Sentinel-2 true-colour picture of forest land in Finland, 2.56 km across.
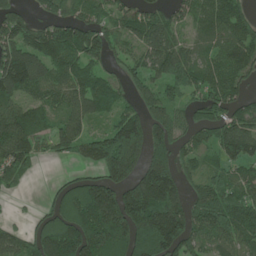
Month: June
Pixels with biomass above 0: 78%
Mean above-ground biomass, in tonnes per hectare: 110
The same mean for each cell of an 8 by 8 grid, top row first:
70 50 66 71 95 61 86 86
130 148 153 81 102 116 62 116
183 138 119 63 75 113 107 88
135 81 100 71 72 64 91 84
172 65 97 184 160 79 70 145
79 5 50 141 151 116 81 64
4 73 181 228 223 155 136 122
81 174 183 220 144 168 85 103
